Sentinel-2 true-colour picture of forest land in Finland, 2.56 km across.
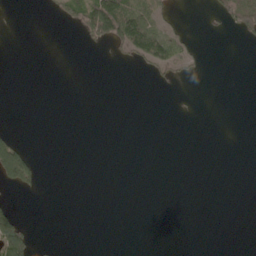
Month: May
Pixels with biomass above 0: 12%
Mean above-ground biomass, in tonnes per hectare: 12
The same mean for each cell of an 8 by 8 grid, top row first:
0 5 53 124 47 13 8 61
0 0 4 23 77 40 2 1
0 0 0 0 2 17 0 0
0 0 0 0 0 2 0 0
33 0 0 0 0 0 0 0
95 0 0 0 0 0 0 0
17 0 0 0 0 0 0 0
121 2 0 0 0 0 0 0
